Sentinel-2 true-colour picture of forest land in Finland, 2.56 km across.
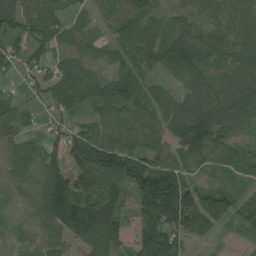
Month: July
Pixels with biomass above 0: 89%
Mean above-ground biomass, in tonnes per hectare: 74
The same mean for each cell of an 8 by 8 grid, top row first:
77 64 31 53 62 51 55 65
35 60 42 29 83 131 108 60
14 53 105 88 41 60 75 75
44 20 59 79 74 97 124 100
64 44 90 99 75 73 116 45
57 84 73 91 155 107 38 57
13 98 135 103 123 189 130 84
12 41 70 104 114 103 57 10
